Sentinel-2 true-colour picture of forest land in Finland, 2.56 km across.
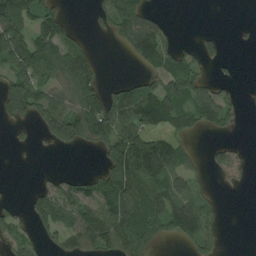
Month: August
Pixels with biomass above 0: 52%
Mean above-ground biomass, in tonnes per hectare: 55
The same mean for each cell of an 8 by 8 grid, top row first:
123 68 1 71 62 1 0 0
109 92 49 7 96 38 30 4
81 69 116 9 48 98 31 8
77 97 125 95 125 91 71 20
14 37 75 102 85 54 11 13
0 11 23 96 98 61 15 12
25 84 92 105 119 75 35 0
55 30 84 75 63 32 41 0
